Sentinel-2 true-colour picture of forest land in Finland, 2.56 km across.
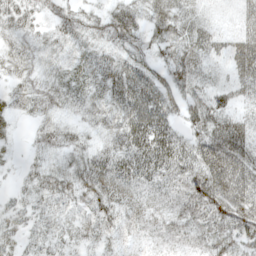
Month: May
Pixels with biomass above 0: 91%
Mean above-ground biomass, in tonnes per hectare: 42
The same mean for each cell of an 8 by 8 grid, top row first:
42 24 28 41 37 44 12 31
31 21 21 31 32 52 49 60
29 27 22 49 55 59 39 44
27 33 27 40 82 40 78 43
9 32 28 34 71 56 81 89
12 37 48 62 52 49 100 90
29 30 27 42 31 36 73 84
33 35 26 19 14 24 43 50
